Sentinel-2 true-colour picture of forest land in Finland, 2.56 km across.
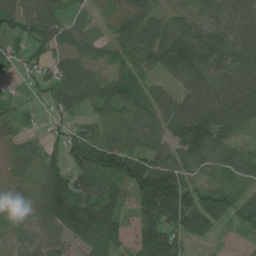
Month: June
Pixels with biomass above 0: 89%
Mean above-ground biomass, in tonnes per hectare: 74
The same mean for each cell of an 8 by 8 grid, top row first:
77 64 31 53 62 51 55 65
35 60 42 29 83 131 108 60
14 53 105 88 41 60 75 75
44 20 59 79 74 97 124 100
64 44 90 99 75 73 116 45
57 84 73 91 155 107 38 57
13 98 135 103 123 189 130 84
12 41 70 104 114 103 57 10
